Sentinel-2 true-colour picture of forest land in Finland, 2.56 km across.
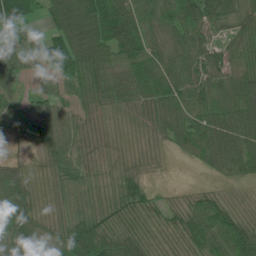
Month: July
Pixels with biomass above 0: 92%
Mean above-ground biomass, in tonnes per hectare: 65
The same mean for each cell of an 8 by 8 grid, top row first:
132 50 105 122 78 83 82 64
46 83 95 76 71 61 49 50
33 30 71 68 81 71 66 81
57 65 53 45 58 70 74 97
36 62 68 42 30 41 87 89
46 53 62 41 28 1 16 34
56 49 62 65 62 40 69 48
102 74 115 84 64 56 79 108
